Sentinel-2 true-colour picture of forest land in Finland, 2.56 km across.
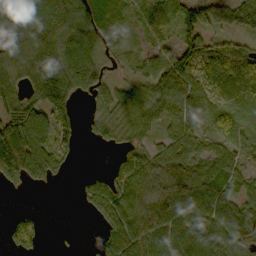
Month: October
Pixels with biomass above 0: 80%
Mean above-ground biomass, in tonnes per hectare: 68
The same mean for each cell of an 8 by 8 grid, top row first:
157 135 103 38 41 83 83 91
60 90 121 24 23 68 63 49
48 149 105 31 53 109 89 88
98 103 18 48 69 68 63 25
181 93 20 27 41 72 46 35
95 50 14 62 80 89 89 46
11 1 12 94 65 92 95 75
71 5 3 82 75 62 79 77
